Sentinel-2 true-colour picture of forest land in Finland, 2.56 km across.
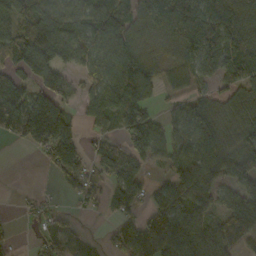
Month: October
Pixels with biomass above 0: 75%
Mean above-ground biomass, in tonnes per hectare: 79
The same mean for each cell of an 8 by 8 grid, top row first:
109 102 90 99 87 125 109 93
103 155 94 94 66 71 112 110
79 96 41 102 127 39 46 92
146 135 40 81 100 45 71 74
24 104 69 52 102 80 92 75
0 14 60 81 46 73 99 75
4 24 24 57 51 111 74 110
15 47 33 37 142 132 123 100
